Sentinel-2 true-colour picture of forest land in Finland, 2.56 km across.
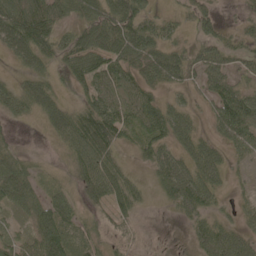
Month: May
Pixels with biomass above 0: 80%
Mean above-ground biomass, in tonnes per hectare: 50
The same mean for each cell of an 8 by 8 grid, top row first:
91 73 62 96 58 23 36 15
73 59 75 85 85 38 48 34
32 48 43 56 57 48 45 31
41 60 59 82 64 49 25 89
18 9 69 78 48 56 42 52
88 17 47 70 13 105 63 12
40 62 31 51 15 41 46 25
38 80 46 28 10 0 78 52
